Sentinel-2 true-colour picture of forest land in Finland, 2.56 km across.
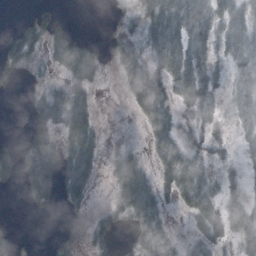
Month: October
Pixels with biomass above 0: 59%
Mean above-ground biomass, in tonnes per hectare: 33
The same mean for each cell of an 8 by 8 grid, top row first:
2 19 0 6 41 57 53 47
35 34 35 22 29 54 37 53
10 15 34 6 64 53 51 41
0 37 52 0 46 28 38 38
21 53 59 9 14 51 42 19
34 70 55 29 40 75 41 21
1 23 16 20 66 20 68 48
13 3 11 18 50 28 44 41
